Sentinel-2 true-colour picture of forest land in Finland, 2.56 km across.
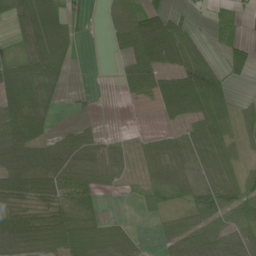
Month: June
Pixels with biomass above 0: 68%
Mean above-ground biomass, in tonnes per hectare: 47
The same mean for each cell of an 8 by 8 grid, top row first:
53 92 32 25 65 29 14 23
23 86 12 15 98 85 25 37
71 59 0 2 74 80 106 21
72 35 5 0 2 60 84 28
86 52 59 25 18 40 79 29
87 88 69 36 21 49 51 34
55 55 60 0 8 20 61 50
65 68 64 61 15 54 68 70
